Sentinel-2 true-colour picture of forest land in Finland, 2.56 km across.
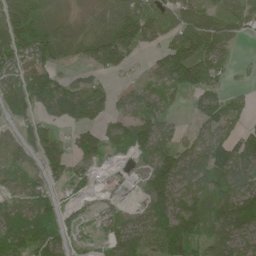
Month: June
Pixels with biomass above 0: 77%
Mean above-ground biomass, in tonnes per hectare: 85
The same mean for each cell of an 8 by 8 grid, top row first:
183 97 19 106 117 88 89 83
138 176 90 170 48 126 104 15
78 119 50 31 50 152 116 16
59 69 100 63 85 31 89 63
51 57 46 64 89 80 112 126
66 44 46 9 60 125 135 96
62 67 33 49 72 119 151 147
86 97 45 67 103 172 91 62
